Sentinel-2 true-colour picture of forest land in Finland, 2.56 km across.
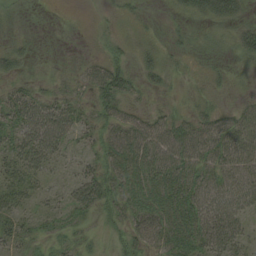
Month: August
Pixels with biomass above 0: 64%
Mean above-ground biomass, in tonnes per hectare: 24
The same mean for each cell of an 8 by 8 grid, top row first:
3 0 0 4 5 9 27 22
17 1 1 15 12 6 7 30
14 7 16 53 16 4 7 2
43 37 25 31 18 15 19 25
28 37 16 35 59 55 50 45
31 15 28 34 42 50 34 40
22 13 38 26 36 39 46 29
24 14 14 10 36 34 37 24
